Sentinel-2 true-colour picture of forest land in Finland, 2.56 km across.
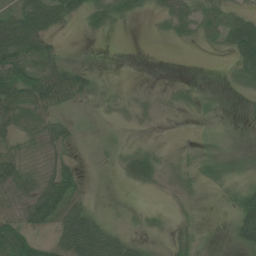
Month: July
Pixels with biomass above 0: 57%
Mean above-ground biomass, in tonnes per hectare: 25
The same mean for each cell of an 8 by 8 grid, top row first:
46 57 24 37 11 36 43 33
82 35 0 0 0 4 11 63
81 54 36 1 1 3 0 27
55 32 7 5 7 6 4 1
21 28 9 6 5 1 2 1
44 38 28 3 43 8 9 5
12 82 44 3 5 4 1 42
76 19 96 67 18 19 1 33
